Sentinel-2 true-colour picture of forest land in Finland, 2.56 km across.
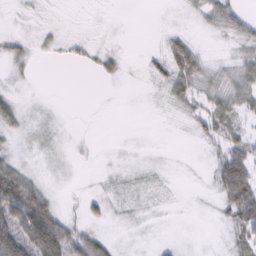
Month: February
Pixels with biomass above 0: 54%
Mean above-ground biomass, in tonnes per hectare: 17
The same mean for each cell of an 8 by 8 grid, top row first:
4 3 0 1 0 2 22 31
20 10 13 8 3 30 3 18
9 0 0 10 7 39 20 28
23 6 0 0 0 13 39 30
9 11 3 1 1 0 17 34
44 6 1 6 6 1 10 67
43 46 11 12 6 1 2 59
81 80 53 19 3 6 1 36
